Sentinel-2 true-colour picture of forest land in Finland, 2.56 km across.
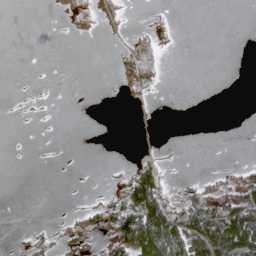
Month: April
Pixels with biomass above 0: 21%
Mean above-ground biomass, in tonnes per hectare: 21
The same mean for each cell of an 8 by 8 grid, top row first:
0 1 26 23 2 1 0 0
0 0 0 1 44 2 0 0
0 0 0 2 36 0 0 0
2 1 0 0 0 0 0 0
0 0 0 0 0 0 0 0
0 0 0 4 78 1 11 30
0 0 13 39 126 49 90 110
2 11 20 71 137 112 130 152
